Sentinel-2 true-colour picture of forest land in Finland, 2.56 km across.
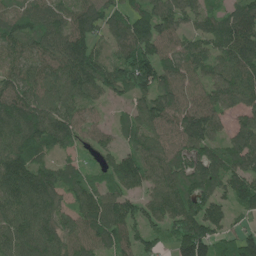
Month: June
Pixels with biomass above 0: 91%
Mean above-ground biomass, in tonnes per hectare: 104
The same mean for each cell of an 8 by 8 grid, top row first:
88 101 113 97 101 100 80 104
102 103 133 63 125 91 77 124
102 112 127 113 133 118 99 138
124 122 91 25 98 120 137 80
120 102 68 54 109 92 109 105
137 102 73 97 113 107 119 116
117 110 97 119 89 131 103 75
120 124 107 108 88 98 132 93
